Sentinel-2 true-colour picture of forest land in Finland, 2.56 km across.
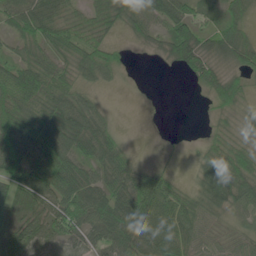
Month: June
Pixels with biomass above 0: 81%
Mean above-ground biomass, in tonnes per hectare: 51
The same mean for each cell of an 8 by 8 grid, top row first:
58 67 41 65 61 66 26 43
33 58 65 35 16 72 39 66
80 67 41 20 1 2 46 33
92 70 70 11 0 0 11 26
114 99 57 44 1 2 26 35
80 92 62 58 47 14 51 72
82 76 78 76 76 70 53 47
74 54 54 72 61 64 42 42
